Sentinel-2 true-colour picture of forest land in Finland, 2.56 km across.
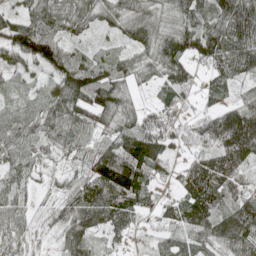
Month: May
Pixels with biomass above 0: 91%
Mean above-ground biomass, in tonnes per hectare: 80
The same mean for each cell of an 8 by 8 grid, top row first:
56 102 86 69 83 72 88 164
92 117 35 36 65 107 115 119
40 51 129 97 38 100 47 59
50 72 104 101 49 48 54 108
75 49 58 86 129 64 100 179
58 23 61 167 94 48 151 79
61 27 94 113 57 70 119 110
55 19 104 31 25 57 80 113
